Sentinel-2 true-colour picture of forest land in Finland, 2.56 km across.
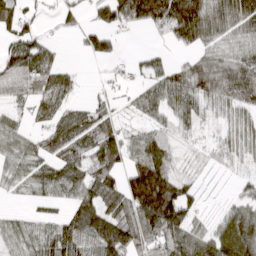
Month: March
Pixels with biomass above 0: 76%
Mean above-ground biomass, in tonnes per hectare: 63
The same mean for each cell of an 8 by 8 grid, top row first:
68 11 27 82 116 154 108 105
74 45 22 59 8 31 57 49
82 71 16 15 29 60 96 120
23 46 38 29 30 49 25 55
45 50 73 76 67 23 13 36
41 73 78 72 187 66 8 15
9 23 85 77 160 150 8 47
53 83 102 123 80 81 73 148
